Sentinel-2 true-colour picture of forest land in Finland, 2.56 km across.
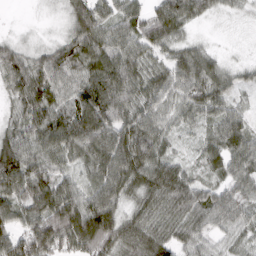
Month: March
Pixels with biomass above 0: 94%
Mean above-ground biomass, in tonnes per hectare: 68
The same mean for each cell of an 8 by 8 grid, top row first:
1 5 70 59 50 86 28 14
44 38 76 75 67 50 23 5
68 87 75 103 65 68 67 35
43 94 118 114 70 46 56 39
87 85 108 112 98 28 43 71
121 97 48 94 74 78 33 55
82 108 113 96 57 71 81 67
85 115 107 88 79 61 42 35
